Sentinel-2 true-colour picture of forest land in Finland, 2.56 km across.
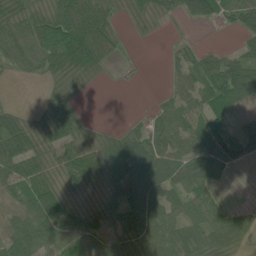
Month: June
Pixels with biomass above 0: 76%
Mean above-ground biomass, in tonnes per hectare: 54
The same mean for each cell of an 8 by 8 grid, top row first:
62 74 116 45 45 22 57 57
87 100 131 49 1 14 18 28
11 33 36 4 0 31 76 96
28 45 29 0 7 65 72 26
91 59 60 73 72 67 83 47
63 54 86 88 101 67 63 2
46 96 42 53 92 51 53 24
42 46 59 35 57 72 72 59
